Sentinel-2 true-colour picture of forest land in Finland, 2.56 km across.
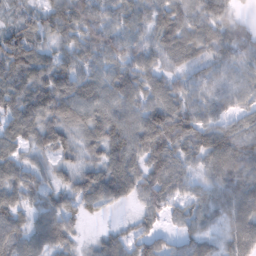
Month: February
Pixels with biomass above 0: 91%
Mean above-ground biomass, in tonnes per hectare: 66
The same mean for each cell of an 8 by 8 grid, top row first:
26 58 85 60 60 74 70 16
94 47 66 79 63 73 62 59
89 90 79 83 73 46 57 61
86 90 88 79 86 87 56 46
65 60 49 89 101 84 86 91
67 40 60 90 80 73 55 91
62 61 42 30 48 46 55 82
70 71 23 45 56 36 36 74
